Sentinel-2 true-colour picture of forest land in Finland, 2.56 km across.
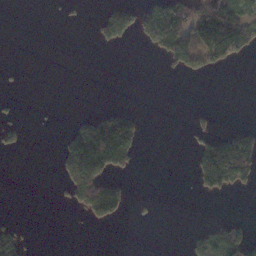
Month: November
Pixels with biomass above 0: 22%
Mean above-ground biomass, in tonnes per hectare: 38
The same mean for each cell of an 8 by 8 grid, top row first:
0 0 3 56 54 100 125 86
0 0 0 9 14 117 140 99
1 0 0 0 0 3 9 0
4 0 6 60 11 0 13 0
22 0 135 247 23 0 73 149
0 0 163 85 0 0 144 130
0 0 61 116 3 0 0 0
53 0 0 0 0 0 48 85
